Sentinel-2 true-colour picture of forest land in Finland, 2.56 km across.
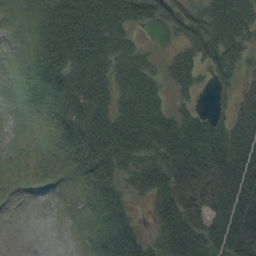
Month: August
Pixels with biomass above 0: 72%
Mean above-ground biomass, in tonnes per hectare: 51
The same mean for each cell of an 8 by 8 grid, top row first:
11 56 85 80 56 63 70 76
1 65 90 68 19 24 70 61
4 65 72 56 68 47 24 37
1 21 65 58 89 41 36 57
0 7 67 78 74 85 96 78
2 7 38 62 56 88 115 93
0 0 7 55 13 84 86 100
0 0 6 69 37 71 78 103
